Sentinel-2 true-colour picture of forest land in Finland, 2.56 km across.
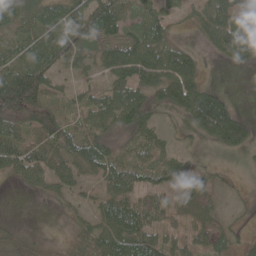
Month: May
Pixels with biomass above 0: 78%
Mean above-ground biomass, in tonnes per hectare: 56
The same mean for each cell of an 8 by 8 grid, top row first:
64 60 81 122 58 31 81 73
44 63 67 74 98 69 37 93
106 65 31 66 96 121 15 0
103 54 48 82 66 50 135 27
72 65 68 41 47 19 23 56
36 51 42 74 52 58 29 9
1 5 23 74 70 46 33 7
52 11 37 83 83 47 46 18
